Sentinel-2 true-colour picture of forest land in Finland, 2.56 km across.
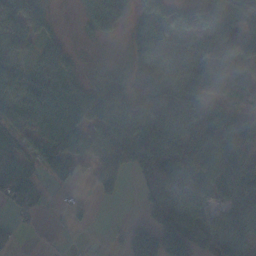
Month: November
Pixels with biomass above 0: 75%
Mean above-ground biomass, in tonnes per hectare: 85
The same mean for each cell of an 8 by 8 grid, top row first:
110 57 22 115 67 45 69 108
72 57 9 4 96 81 99 129
81 103 49 39 116 102 154 105
100 109 122 212 129 111 62 36
88 63 79 247 132 98 122 87
98 61 38 145 87 127 94 115
61 18 24 6 50 126 47 108
14 1 5 19 144 130 117 117
